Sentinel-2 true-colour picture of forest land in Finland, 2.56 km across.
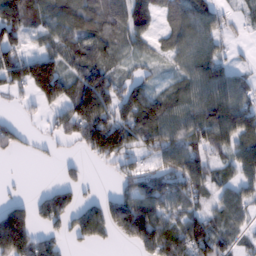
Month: February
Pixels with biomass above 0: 72%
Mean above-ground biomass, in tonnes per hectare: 80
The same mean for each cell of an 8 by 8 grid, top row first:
151 87 86 94 59 62 55 20
90 65 108 72 43 59 56 10
111 213 89 68 44 38 100 43
10 42 136 105 150 76 102 102
50 19 72 172 81 102 94 89
2 0 23 19 106 139 83 51
90 81 62 100 138 80 54 79
252 52 51 37 111 133 130 37
